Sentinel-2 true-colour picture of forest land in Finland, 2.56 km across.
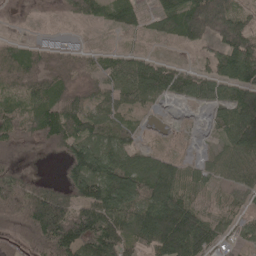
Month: May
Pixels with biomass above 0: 79%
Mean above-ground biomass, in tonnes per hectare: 62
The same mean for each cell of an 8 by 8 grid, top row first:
20 8 52 46 29 72 128 55
53 47 31 15 14 11 38 111
91 82 39 52 91 75 66 87
55 91 78 40 21 4 26 109
56 63 65 54 21 7 7 91
67 14 61 98 90 62 28 51
96 148 69 101 104 117 21 24
53 109 97 99 79 149 75 28
